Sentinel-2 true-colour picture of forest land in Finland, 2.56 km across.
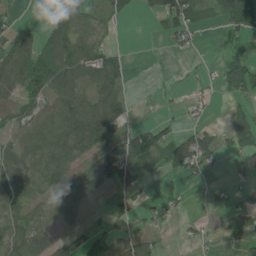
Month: June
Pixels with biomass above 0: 55%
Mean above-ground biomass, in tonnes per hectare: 47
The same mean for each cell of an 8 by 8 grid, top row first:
12 34 65 23 8 92 27 140
64 63 77 22 0 21 3 19
69 90 76 67 0 2 14 99
43 67 96 84 1 11 11 46
51 83 86 99 84 85 64 55
61 77 59 78 33 34 23 17
43 59 37 28 26 20 6 30
51 69 62 41 58 4 11 32
